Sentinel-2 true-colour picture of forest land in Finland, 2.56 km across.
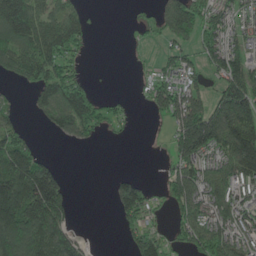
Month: June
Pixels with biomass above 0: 59%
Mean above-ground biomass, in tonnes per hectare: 87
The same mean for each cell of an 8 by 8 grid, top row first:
247 90 58 0 18 142 79 65
139 130 44 0 10 51 77 67
55 106 42 1 18 78 44 144
27 78 139 42 8 124 138 170
111 3 31 4 1 92 158 202
218 148 0 19 12 107 115 140
214 210 2 31 96 76 135 115
209 204 58 0 109 45 135 114
